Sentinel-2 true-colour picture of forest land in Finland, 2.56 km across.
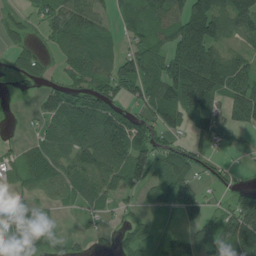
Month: July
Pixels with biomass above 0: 70%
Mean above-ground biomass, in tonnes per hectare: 70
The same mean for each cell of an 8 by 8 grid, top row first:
23 74 105 42 64 85 161 123
28 29 81 46 78 109 153 42
9 25 55 87 104 128 148 106
0 78 137 104 68 99 98 95
20 74 97 140 86 46 25 3
43 73 84 96 82 104 45 13
61 21 36 33 35 74 51 95
67 22 13 16 52 73 90 124
